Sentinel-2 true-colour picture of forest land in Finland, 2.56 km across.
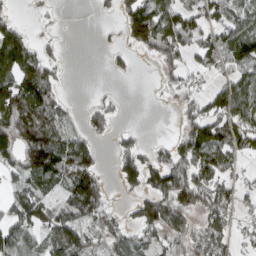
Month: March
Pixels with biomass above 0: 60%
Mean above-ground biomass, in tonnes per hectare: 73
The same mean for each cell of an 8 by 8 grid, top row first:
25 9 0 18 164 113 79 73
121 28 0 19 67 134 94 129
110 84 0 10 0 51 31 82
150 105 20 45 0 32 94 116
122 132 79 28 37 68 137 80
53 96 145 25 124 100 99 37
77 57 125 43 115 137 97 46
113 69 115 62 64 74 96 31
